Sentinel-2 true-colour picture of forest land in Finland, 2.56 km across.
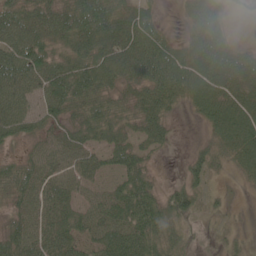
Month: June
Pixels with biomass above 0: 84%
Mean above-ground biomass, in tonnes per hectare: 52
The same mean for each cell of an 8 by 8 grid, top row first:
55 60 101 96 46 6 67 5
73 56 65 72 88 46 72 32
70 76 91 57 72 90 70 67
63 54 58 52 63 19 50 62
30 39 49 44 39 9 27 63
56 52 51 42 52 6 32 20
34 57 45 77 89 53 17 4
53 58 67 84 83 36 7 15
